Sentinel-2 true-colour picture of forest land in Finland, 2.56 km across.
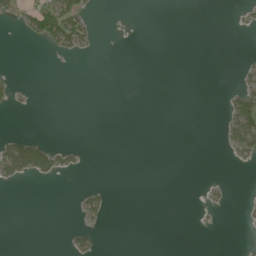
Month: June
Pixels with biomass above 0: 10%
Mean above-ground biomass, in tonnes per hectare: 9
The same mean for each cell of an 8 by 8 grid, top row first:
15 88 51 0 0 0 0 7
0 17 32 0 0 0 0 1
7 0 0 0 0 0 0 15
4 0 0 0 0 0 0 63
65 32 5 0 0 0 0 56
35 33 4 0 0 0 2 0
0 0 19 7 0 0 10 3
0 0 21 0 0 0 0 0
